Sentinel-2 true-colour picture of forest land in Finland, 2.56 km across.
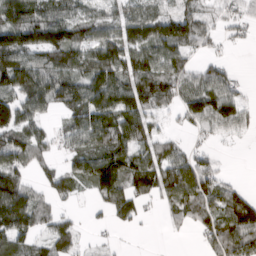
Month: March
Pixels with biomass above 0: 72%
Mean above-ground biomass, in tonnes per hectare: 68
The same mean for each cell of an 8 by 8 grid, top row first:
95 83 57 52 88 94 38 33
133 133 107 96 105 97 27 6
107 91 81 124 102 75 68 19
98 41 86 130 87 36 104 67
83 37 54 85 67 26 17 6
63 34 81 148 94 97 71 4
168 42 8 62 23 58 59 74
86 54 27 6 1 4 50 118
